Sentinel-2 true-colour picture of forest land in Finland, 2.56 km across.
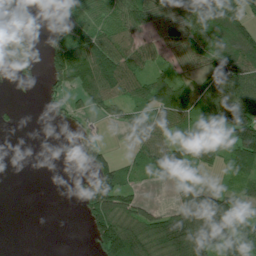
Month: July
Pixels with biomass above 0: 62%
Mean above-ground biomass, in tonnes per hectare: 69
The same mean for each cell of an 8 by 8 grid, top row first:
21 19 67 59 92 100 120 113
59 55 106 111 64 68 102 138
23 38 105 156 88 75 79 107
6 11 23 39 67 116 90 156
0 0 22 9 72 53 39 137
0 0 14 96 38 53 11 64
0 0 40 147 60 75 176 49
0 0 0 170 147 152 164 149
